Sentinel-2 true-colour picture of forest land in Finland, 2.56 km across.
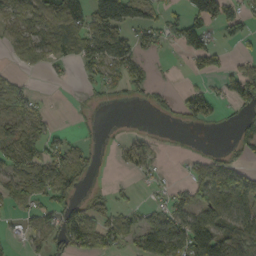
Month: September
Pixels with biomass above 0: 51%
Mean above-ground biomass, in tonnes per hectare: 59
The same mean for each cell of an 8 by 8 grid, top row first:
63 72 100 202 78 32 100 56
28 62 84 169 49 19 92 11
34 7 22 45 51 3 29 126
72 23 9 1 6 39 78 44
91 54 30 10 55 2 2 44
87 138 82 2 20 4 81 88
38 44 62 48 34 69 98 91
17 57 105 62 82 126 176 91
